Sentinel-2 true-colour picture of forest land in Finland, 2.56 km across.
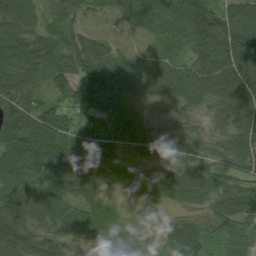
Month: August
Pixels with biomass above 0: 95%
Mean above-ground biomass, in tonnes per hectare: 76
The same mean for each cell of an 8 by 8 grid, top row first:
114 48 37 27 86 83 87 91
100 91 92 48 16 42 121 134
97 101 119 124 58 83 100 116
102 103 81 91 39 37 53 123
117 146 92 64 62 55 51 87
103 97 99 43 41 97 90 60
90 93 67 18 19 43 68 91
93 51 53 33 38 89 60 36
